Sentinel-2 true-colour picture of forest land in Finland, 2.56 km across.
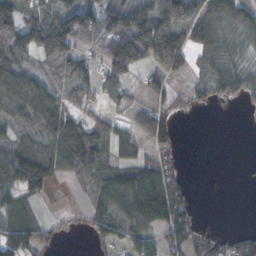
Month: October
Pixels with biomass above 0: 64%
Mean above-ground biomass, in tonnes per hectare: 60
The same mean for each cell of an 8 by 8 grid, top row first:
91 78 108 93 94 75 73 85
95 70 58 119 140 114 74 42
96 46 102 61 28 24 50 63
54 90 55 28 35 33 5 3
54 80 186 73 40 33 0 0
117 89 48 69 94 44 0 0
64 4 12 76 133 91 0 0
80 31 1 49 60 55 45 43
